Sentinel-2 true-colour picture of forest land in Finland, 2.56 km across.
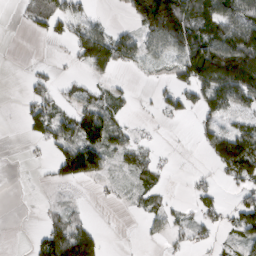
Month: March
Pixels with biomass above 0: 49%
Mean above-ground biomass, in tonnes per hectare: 50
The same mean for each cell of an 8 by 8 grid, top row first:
6 70 34 6 149 186 108 102
1 2 73 114 62 102 133 147
0 26 17 22 5 54 131 136
3 72 69 57 4 40 60 50
0 44 108 75 20 2 67 142
0 9 90 19 45 3 11 78
0 15 12 3 31 16 33 33
0 85 120 0 10 19 18 32
